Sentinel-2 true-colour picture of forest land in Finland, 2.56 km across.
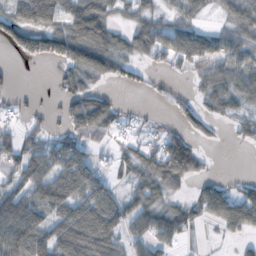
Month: October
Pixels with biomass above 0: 65%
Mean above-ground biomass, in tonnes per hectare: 52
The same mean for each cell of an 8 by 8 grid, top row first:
69 99 106 47 37 35 17 57
45 71 103 71 52 67 64 59
7 4 61 29 20 11 49 53
14 14 82 51 10 25 31 33
62 42 51 26 31 77 7 11
61 79 89 31 55 94 23 11
94 87 87 73 61 49 64 87
102 80 100 71 51 38 4 18
